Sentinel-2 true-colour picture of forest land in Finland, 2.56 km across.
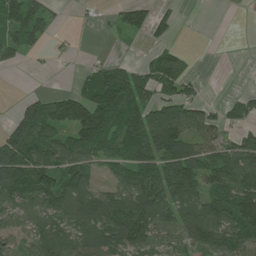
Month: July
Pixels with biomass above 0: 64%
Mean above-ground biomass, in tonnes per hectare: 69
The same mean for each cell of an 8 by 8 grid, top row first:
97 53 3 20 65 28 0 1
78 17 3 5 11 24 0 0
0 0 24 102 66 90 4 0
27 104 148 145 80 83 42 61
122 103 97 72 111 97 65 63
173 113 85 35 98 145 76 102
72 77 103 106 118 110 110 142
48 90 87 110 81 57 102 77
